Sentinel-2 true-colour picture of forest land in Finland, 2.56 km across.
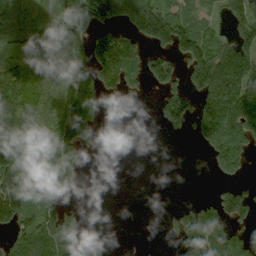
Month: September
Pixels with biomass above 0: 59%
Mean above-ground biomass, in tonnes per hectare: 88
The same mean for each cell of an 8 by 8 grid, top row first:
76 53 147 114 165 90 46 109
47 92 102 230 83 118 113 131
114 74 122 129 88 75 185 189
121 88 186 1 0 163 145 199
141 101 148 0 0 1 94 139
180 95 50 0 0 0 8 53
185 104 13 0 0 25 67 98
78 116 65 8 0 44 144 81
